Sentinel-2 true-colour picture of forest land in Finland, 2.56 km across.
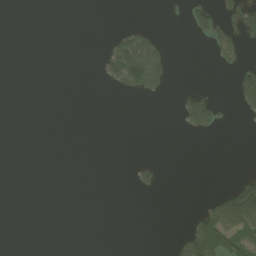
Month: August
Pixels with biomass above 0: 12%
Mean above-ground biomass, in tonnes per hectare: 18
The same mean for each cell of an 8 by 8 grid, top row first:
0 0 0 0 0 0 35 61
0 0 0 47 92 0 17 34
0 0 0 43 114 2 0 49
0 0 0 0 0 20 82 19
0 0 0 0 0 0 0 0
0 0 0 0 21 0 0 29
0 0 0 0 0 0 46 150
0 0 0 0 0 19 206 96
